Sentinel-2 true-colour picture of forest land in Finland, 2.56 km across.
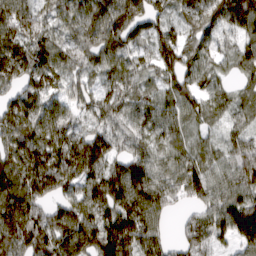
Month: March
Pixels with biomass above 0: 92%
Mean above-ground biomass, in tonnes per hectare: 92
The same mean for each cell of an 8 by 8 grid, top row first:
115 66 102 144 114 58 82 125
109 92 97 120 62 115 59 66
86 82 64 72 66 89 59 39
98 95 57 84 67 71 65 56
124 100 108 81 65 75 45 72
121 136 109 111 106 92 92 102
131 70 104 114 149 37 84 124
108 119 129 184 131 36 75 80
